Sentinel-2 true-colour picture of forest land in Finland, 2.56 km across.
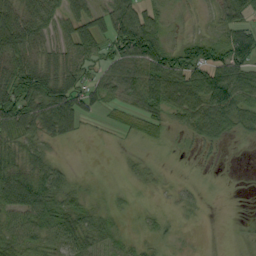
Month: September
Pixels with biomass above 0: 73%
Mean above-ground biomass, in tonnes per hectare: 40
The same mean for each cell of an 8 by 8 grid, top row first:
56 46 45 61 55 13 10 50
75 35 59 51 105 43 51 90
94 88 55 39 68 64 81 74
100 91 66 17 45 39 64 55
46 31 5 4 21 7 26 7
61 53 10 1 16 3 5 0
67 55 39 16 6 12 5 0
43 41 52 25 14 7 1 2
